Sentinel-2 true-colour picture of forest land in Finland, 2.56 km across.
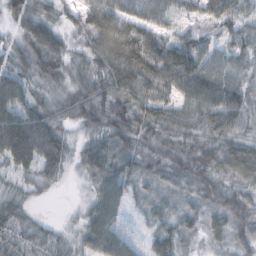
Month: October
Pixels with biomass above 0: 93%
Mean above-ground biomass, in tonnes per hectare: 55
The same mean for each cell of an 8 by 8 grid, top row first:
52 43 48 93 66 43 52 45
38 83 36 107 101 77 42 48
59 49 41 77 92 87 79 52
76 54 60 64 62 60 71 66
107 86 30 58 43 40 51 58
34 38 26 74 39 41 53 51
44 2 18 72 21 28 38 60
46 43 46 86 27 54 28 40
